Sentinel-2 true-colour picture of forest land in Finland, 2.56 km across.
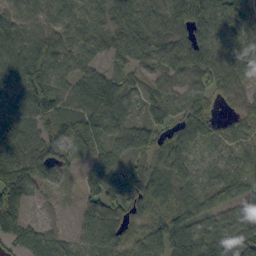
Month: September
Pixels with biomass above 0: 88%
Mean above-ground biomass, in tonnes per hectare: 68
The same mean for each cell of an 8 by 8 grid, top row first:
69 57 53 80 82 68 105 58
92 97 63 36 87 80 92 78
78 109 82 70 40 57 71 60
66 64 74 87 41 49 64 40
104 67 57 66 37 70 37 40
120 67 30 76 66 78 26 49
115 9 30 85 48 66 66 90
69 55 23 33 67 105 125 133
